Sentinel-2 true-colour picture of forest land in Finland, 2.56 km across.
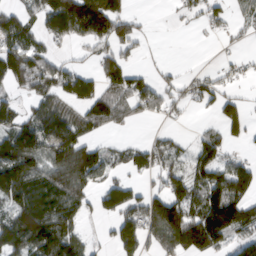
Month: March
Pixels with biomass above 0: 61%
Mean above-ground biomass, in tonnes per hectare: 93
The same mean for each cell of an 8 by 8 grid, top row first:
82 122 265 196 16 22 63 40
128 57 39 95 26 0 2 17
102 124 110 90 59 44 65 35
70 92 59 88 58 32 25 83
140 115 129 29 48 46 92 33
182 139 186 52 43 103 109 120
106 161 93 87 133 170 156 132
133 180 80 51 124 214 188 68
